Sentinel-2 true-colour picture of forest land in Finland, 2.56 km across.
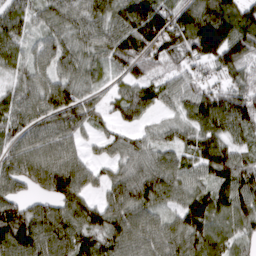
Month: March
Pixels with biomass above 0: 92%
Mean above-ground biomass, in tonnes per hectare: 95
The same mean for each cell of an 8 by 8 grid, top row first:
88 72 82 94 173 117 149 132
71 73 75 103 125 112 161 142
60 74 75 44 89 60 64 76
78 109 121 55 80 50 144 141
77 100 53 52 56 65 94 60
118 150 103 60 101 83 76 128
111 82 95 94 98 67 114 107
161 124 127 98 92 86 100 61
